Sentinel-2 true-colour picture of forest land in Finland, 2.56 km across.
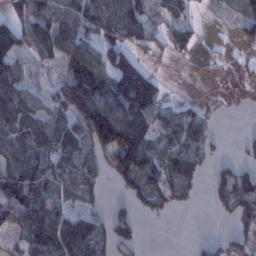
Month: January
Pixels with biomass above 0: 67%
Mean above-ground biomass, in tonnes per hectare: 75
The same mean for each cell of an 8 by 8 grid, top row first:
72 102 94 115 71 55 11 54
101 98 112 103 52 53 7 28
85 46 116 148 96 2 15 24
109 75 145 139 81 55 35 10
102 109 132 137 99 96 57 13
123 110 94 57 121 111 27 78
123 118 65 27 40 39 9 65
39 138 179 97 19 0 17 47
